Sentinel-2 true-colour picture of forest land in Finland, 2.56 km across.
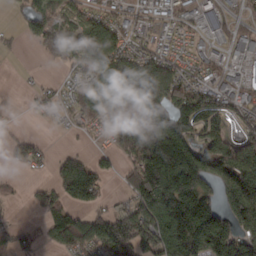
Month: March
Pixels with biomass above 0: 67%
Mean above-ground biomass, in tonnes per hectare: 101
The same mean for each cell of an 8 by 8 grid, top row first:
26 105 76 61 47 51 58 39
18 69 169 118 50 39 31 64
2 12 63 193 193 105 54 49
2 37 91 121 174 150 133 60
42 15 8 53 186 249 110 96
12 22 177 25 212 286 177 228
6 73 77 41 176 247 167 218
76 38 119 143 126 243 232 153
